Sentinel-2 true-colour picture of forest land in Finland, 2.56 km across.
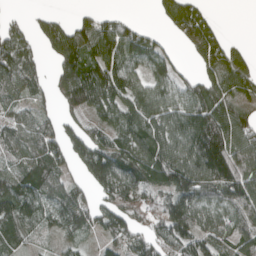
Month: April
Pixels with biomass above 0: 78%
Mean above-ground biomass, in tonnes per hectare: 90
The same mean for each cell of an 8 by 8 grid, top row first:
17 31 25 33 2 100 51 0
115 62 132 134 114 24 121 28
101 49 164 134 71 85 73 82
47 33 76 94 110 97 162 77
83 104 107 98 138 116 217 124
78 109 50 156 93 146 147 135
114 81 97 98 77 155 94 125
53 22 41 76 69 100 87 113
